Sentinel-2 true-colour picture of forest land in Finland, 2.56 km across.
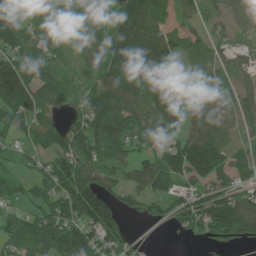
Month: June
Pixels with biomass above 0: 85%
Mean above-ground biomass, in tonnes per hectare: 103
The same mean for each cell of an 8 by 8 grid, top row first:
124 120 90 110 151 171 53 84
94 85 61 117 142 141 78 53
176 95 50 103 121 167 90 52
104 61 69 149 117 128 99 102
36 72 123 125 87 117 193 73
36 85 132 81 120 122 190 72
42 94 173 104 55 95 164 225
88 133 140 83 11 6 51 86
